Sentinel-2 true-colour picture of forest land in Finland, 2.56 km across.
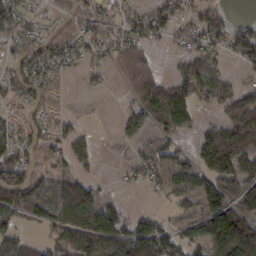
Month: February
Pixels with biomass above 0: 64%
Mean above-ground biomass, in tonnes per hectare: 60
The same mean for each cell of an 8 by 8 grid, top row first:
66 26 64 36 49 54 52 11
53 69 46 43 55 29 48 84
60 50 10 15 100 50 50 19
25 45 4 1 67 112 14 91
62 49 57 4 30 34 117 115
106 49 54 6 40 69 69 114
91 53 139 58 12 34 38 140
56 34 109 114 125 61 104 205
